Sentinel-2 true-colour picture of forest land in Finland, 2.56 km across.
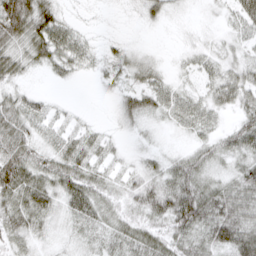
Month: March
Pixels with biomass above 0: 80%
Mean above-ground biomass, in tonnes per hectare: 31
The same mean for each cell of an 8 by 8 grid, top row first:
86 51 5 2 21 9 3 41
38 56 33 12 8 5 16 19
24 9 9 21 34 16 21 36
46 21 6 9 43 38 31 32
55 25 33 14 9 6 28 44
67 43 43 18 30 47 31 38
44 39 40 26 41 69 60 52
26 14 19 30 44 43 43 64
